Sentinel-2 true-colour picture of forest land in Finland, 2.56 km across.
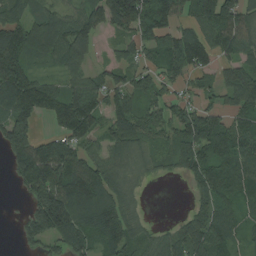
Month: August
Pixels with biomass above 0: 80%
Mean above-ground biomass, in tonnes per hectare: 105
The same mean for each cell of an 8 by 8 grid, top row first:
69 84 87 137 139 97 150 127
153 125 112 30 82 141 152 88
167 57 68 73 78 80 51 109
145 93 212 92 97 91 99 102
177 111 99 108 82 97 135 149
73 244 161 100 35 28 121 109
2 257 169 161 24 1 118 65
21 85 116 119 67 105 146 44
